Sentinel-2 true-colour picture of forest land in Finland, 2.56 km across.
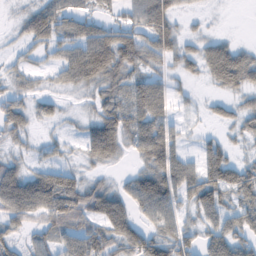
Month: February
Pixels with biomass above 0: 70%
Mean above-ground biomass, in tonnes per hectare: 43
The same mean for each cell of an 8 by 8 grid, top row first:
12 64 42 17 68 31 6 0
11 33 56 69 62 44 43 33
20 13 50 44 44 17 30 63
52 23 9 53 72 19 14 37
18 16 25 65 75 42 27 13
57 52 24 12 55 75 66 61
67 73 71 70 55 46 61 51
22 33 68 56 64 56 53 58
